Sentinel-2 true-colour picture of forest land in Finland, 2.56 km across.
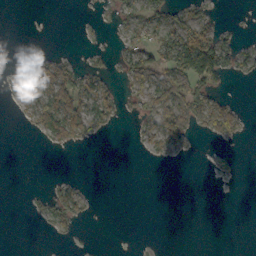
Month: October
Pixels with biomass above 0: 28%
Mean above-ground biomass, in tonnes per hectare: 16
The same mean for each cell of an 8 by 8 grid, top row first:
0 0 1 13 23 23 18 0
0 1 2 8 34 61 82 22
15 49 41 12 47 61 49 6
8 59 59 22 36 68 45 13
0 14 13 0 12 31 3 3
0 2 2 0 0 0 2 1
0 22 25 0 0 0 0 0
0 3 3 0 0 0 0 0
